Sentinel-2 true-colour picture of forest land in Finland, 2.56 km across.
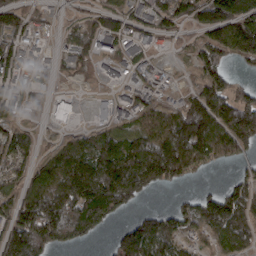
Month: March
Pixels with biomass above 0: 71%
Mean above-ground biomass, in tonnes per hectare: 92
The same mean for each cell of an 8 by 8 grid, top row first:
87 34 47 79 51 109 111 130
89 11 79 38 38 16 107 128
73 31 23 9 64 13 103 29
66 21 4 17 78 96 166 154
123 20 94 133 159 187 167 107
76 138 215 211 186 99 19 45
123 203 154 121 26 64 127 125
177 143 60 43 170 101 59 97
